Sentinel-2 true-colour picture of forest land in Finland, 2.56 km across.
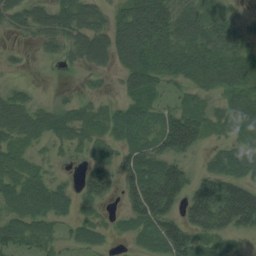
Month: August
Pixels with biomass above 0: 81%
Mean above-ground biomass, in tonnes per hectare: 60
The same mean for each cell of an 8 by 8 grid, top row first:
54 67 88 44 120 105 93 34
11 32 68 76 97 98 101 75
10 2 9 13 77 46 66 90
85 43 34 28 44 59 45 76
57 26 33 34 54 100 28 48
66 38 33 76 88 98 57 68
61 75 23 11 115 61 152 193
63 38 39 16 38 104 54 18
